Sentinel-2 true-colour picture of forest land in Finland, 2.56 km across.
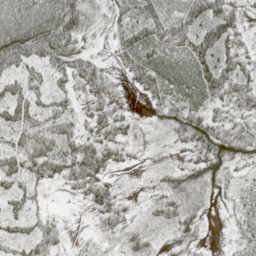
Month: May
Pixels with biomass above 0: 84%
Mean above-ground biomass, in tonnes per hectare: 46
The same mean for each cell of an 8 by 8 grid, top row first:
80 97 76 30 56 49 62 27
106 101 43 26 71 66 65 30
55 41 52 31 65 58 65 43
61 45 21 59 12 52 38 36
47 73 60 62 23 31 76 68
62 50 71 28 10 41 66 26
33 13 11 49 17 46 20 20
41 53 8 21 38 22 7 27
